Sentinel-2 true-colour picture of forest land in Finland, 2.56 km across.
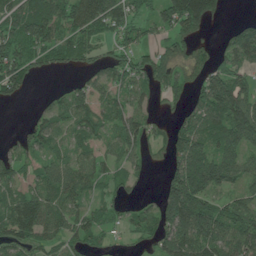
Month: June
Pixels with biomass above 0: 76%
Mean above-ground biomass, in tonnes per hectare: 74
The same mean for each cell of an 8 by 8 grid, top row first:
100 107 112 116 47 122 99 14
115 92 85 42 55 53 34 109
90 5 24 66 74 62 79 64
0 52 72 68 50 35 119 136
33 65 56 50 51 87 78 110
61 84 92 49 26 101 152 71
101 90 54 44 35 164 109 86
79 62 55 14 33 119 133 105
